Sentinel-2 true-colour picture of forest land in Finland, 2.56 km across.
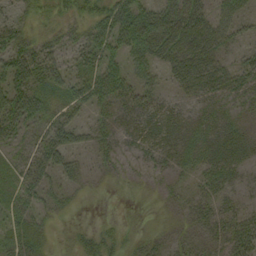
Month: September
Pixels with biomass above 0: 69%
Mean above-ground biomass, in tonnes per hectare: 28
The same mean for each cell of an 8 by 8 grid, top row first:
18 18 27 59 56 50 37 33
40 28 30 49 52 41 43 17
45 33 36 44 22 24 42 33
51 30 28 23 38 26 20 14
22 45 24 19 31 32 35 29
22 30 25 11 8 12 27 16
34 25 4 0 0 12 22 18
33 13 18 23 10 13 21 38
